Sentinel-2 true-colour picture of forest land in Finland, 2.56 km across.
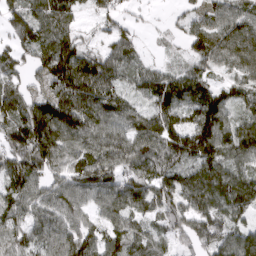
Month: March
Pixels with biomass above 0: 89%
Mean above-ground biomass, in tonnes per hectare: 101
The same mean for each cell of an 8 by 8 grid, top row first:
95 120 42 69 18 30 78 108
84 117 103 77 29 27 121 127
63 106 161 101 87 103 76 81
101 122 142 116 83 102 180 70
123 148 101 117 105 148 189 126
140 84 106 97 117 110 139 110
83 100 74 93 93 111 114 101
88 99 118 78 90 84 143 106
